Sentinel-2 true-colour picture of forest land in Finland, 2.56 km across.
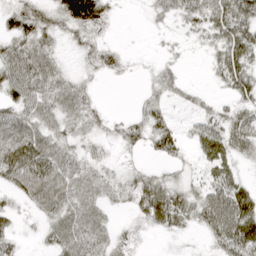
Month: April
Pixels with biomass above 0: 72%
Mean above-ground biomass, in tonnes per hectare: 35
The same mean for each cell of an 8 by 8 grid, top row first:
40 32 77 20 6 27 48 59
42 34 22 19 1 9 23 62
60 53 23 9 10 28 8 54
43 44 45 8 29 11 26 37
73 49 28 16 28 36 46 45
54 66 47 25 34 19 26 20
20 42 54 19 51 61 58 68
23 24 57 34 13 12 21 75
